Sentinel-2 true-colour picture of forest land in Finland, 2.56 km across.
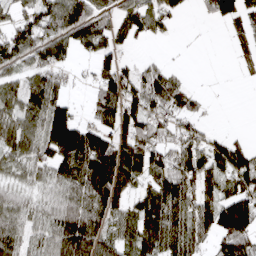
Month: April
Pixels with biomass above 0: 72%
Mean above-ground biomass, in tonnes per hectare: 73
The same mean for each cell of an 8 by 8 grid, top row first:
50 101 108 62 111 41 39 82
100 78 70 66 6 1 0 33
42 67 11 103 77 45 1 8
74 102 23 105 93 71 11 0
66 97 142 113 85 69 70 47
36 49 105 136 71 121 88 103
73 48 102 75 96 105 106 119
67 62 165 77 91 113 51 110
